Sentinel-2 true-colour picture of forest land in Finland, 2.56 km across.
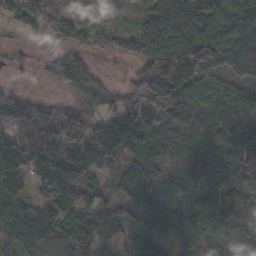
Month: November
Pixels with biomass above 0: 87%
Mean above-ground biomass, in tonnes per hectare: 104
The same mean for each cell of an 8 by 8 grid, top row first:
100 105 175 95 79 164 152 144
12 55 92 72 106 163 146 167
3 35 100 11 94 164 96 82
147 59 91 81 119 112 75 104
156 135 125 185 146 65 77 120
160 159 148 48 77 50 89 133
98 101 138 84 72 81 110 169
87 106 92 67 86 82 123 67
